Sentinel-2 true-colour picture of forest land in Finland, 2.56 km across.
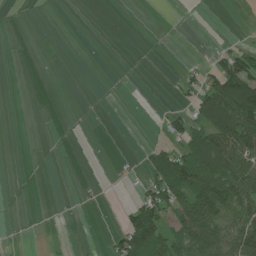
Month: July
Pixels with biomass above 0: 27%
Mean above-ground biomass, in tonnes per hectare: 31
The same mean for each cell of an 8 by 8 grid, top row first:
0 0 0 0 0 0 0 1
0 0 1 0 0 0 3 26
0 0 0 0 0 13 50 152
0 0 0 0 0 22 97 170
0 0 0 0 9 43 88 126
0 0 1 3 31 131 84 92
0 0 3 0 108 82 119 80
0 2 0 24 131 54 111 107
